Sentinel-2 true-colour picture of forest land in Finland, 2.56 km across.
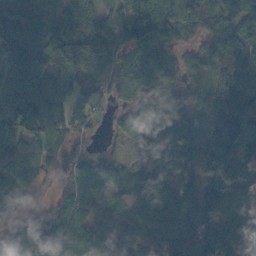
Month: October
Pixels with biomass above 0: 91%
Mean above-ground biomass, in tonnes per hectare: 88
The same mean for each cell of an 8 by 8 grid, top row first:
88 73 80 50 108 94 97 106
116 128 131 102 72 53 60 118
111 77 68 57 76 92 66 100
103 107 44 34 117 106 123 107
87 76 45 15 74 123 128 107
78 44 90 75 79 62 66 84
50 57 95 71 84 71 95 62
95 126 117 116 87 130 119 140
